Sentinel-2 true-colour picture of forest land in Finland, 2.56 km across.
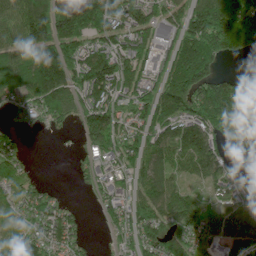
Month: June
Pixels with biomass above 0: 79%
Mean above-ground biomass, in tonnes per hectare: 110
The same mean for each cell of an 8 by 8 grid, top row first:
129 178 167 157 110 74 202 163
97 180 131 120 113 118 179 85
118 204 144 178 103 167 139 71
54 115 101 129 106 161 164 161
77 3 35 110 107 140 134 104
98 5 34 68 87 79 104 58
81 113 21 79 113 155 79 87
81 107 58 26 121 122 94 128
